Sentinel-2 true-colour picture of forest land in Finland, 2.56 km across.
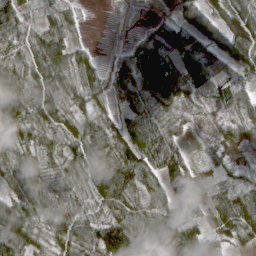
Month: March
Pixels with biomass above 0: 88%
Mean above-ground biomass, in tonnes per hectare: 59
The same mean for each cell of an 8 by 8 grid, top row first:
48 23 12 1 4 34 50 69
64 93 22 7 91 133 66 67
70 62 46 52 92 92 74 57
75 75 44 32 76 33 17 48
61 51 61 61 90 39 13 36
71 45 49 78 79 76 24 35
74 51 67 58 62 62 34 70
95 45 73 129 109 127 71 49
